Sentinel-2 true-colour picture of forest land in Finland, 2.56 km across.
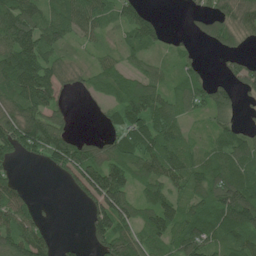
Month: June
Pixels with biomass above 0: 73%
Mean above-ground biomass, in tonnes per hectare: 67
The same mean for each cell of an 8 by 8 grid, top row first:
116 71 102 50 65 0 48 85
134 82 25 25 64 26 16 29
150 102 26 66 65 43 45 59
84 79 2 30 100 61 65 32
90 107 66 55 93 77 36 76
28 7 89 112 74 83 81 86
86 5 11 132 73 75 76 130
98 46 10 116 77 80 86 89
